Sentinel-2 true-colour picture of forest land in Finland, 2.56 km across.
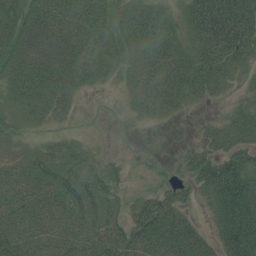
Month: July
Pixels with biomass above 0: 76%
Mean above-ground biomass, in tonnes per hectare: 56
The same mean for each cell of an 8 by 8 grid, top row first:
67 86 82 38 68 38 110 116
80 108 91 38 66 73 84 94
59 90 67 18 50 75 69 18
21 38 13 1 28 23 3 32
15 22 24 0 0 3 31 52
53 68 62 42 5 15 74 94
73 90 81 43 60 62 22 107
64 75 79 71 81 87 37 132
